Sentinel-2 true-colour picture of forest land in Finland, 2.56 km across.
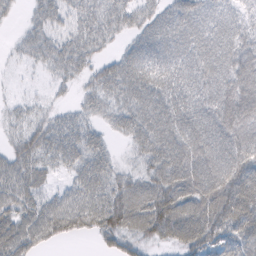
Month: February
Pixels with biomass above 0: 86%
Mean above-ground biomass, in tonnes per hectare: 54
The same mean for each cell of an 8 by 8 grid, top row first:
12 46 46 53 45 57 52 42
15 44 52 19 58 56 61 64
3 13 25 64 69 60 62 99
19 21 26 37 61 62 66 122
33 56 55 17 53 67 74 82
52 27 50 46 44 75 85 83
53 59 74 90 80 88 87 93
76 41 16 42 44 50 63 58
